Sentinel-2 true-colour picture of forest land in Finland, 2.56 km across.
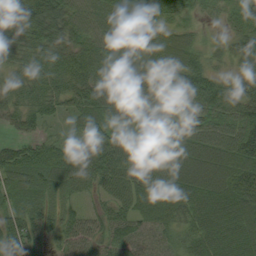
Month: August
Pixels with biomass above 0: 95%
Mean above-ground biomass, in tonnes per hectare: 58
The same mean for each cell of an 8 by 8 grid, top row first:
71 98 50 48 46 41 16 26
52 69 59 69 74 66 22 51
40 62 68 80 62 64 56 46
45 42 54 68 59 50 71 71
32 43 44 85 44 68 61 99
66 62 70 76 69 72 70 86
50 40 25 51 69 73 65 78
81 36 54 55 40 35 67 64
